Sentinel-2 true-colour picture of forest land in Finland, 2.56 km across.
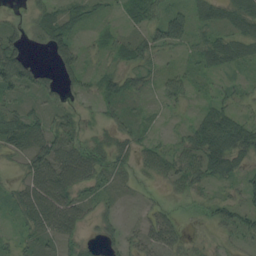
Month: August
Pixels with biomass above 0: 78%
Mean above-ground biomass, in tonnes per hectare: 37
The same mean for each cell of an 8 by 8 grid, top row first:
13 42 28 12 41 40 39 65
63 48 36 26 49 32 53 57
85 31 36 31 25 37 14 15
40 33 20 27 11 14 39 30
45 62 37 31 25 36 78 68
13 83 69 44 15 45 53 35
34 77 45 19 12 12 30 53
27 29 40 33 35 34 11 25
